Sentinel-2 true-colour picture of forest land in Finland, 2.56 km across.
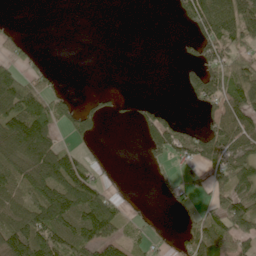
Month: June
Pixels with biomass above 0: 48%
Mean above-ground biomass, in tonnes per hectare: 59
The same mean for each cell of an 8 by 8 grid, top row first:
0 0 0 0 0 24 150 143
44 1 0 0 0 5 83 61
96 44 0 0 0 2 82 73
125 130 58 19 32 17 29 102
138 115 25 0 33 77 81 79
82 139 125 5 1 19 55 113
83 141 158 97 8 12 48 106
126 117 118 74 18 19 137 82
